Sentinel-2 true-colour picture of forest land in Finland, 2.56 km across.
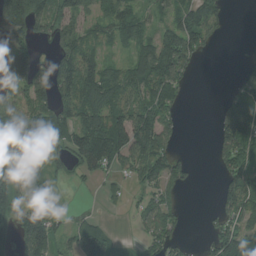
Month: August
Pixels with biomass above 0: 66%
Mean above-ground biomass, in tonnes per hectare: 71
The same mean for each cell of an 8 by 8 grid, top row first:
159 121 64 73 37 67 81 0
79 23 83 42 68 156 38 0
67 103 129 92 114 82 0 38
66 100 135 116 112 38 0 129
97 85 105 165 109 36 5 113
110 59 31 34 75 58 0 107
75 74 8 9 45 35 6 106
77 117 97 48 38 57 39 129
